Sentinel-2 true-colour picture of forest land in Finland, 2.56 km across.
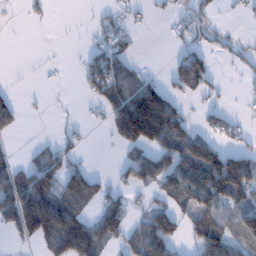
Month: January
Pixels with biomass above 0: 47%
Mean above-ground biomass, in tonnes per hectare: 56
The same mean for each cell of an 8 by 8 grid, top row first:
2 9 1 25 10 27 28 11
0 0 6 67 1 19 39 29
1 3 26 103 47 55 62 10
44 3 4 73 219 87 30 9
5 22 20 19 114 113 101 20
59 83 92 23 70 98 186 152
115 144 67 78 31 65 96 78
26 87 173 68 101 52 110 59
